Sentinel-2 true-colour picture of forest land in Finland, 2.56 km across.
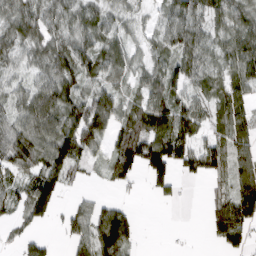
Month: March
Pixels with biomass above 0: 77%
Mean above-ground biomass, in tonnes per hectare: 65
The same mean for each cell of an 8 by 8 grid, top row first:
70 71 64 49 23 69 62 67
57 76 75 68 35 78 61 94
38 69 73 48 51 76 58 81
61 108 87 95 81 92 55 90
91 85 113 57 111 98 53 85
48 103 20 45 59 67 46 118
50 83 40 61 0 8 35 151
29 28 62 144 6 2 22 64
